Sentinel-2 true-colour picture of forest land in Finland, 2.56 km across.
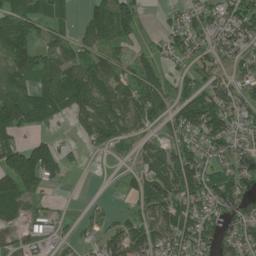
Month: July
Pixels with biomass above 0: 65%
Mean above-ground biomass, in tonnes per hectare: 58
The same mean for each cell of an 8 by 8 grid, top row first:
106 76 25 142 26 26 64 71
88 58 51 53 22 50 46 48
55 73 102 72 76 32 53 38
123 76 67 99 70 58 113 54
56 57 15 37 31 47 56 37
117 80 2 2 65 107 72 51
48 17 3 9 61 86 64 55
13 33 26 45 100 66 59 66
